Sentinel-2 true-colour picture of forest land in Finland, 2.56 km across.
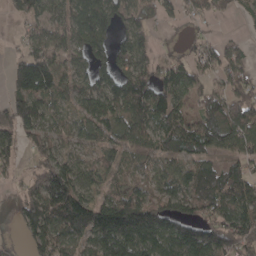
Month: April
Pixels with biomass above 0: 77%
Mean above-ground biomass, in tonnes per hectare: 90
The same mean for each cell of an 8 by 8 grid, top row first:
55 84 105 91 62 37 40 20
18 105 84 81 79 11 45 35
94 139 74 99 100 90 51 70
131 80 63 107 125 86 94 120
90 93 48 67 69 92 98 94
27 156 95 51 50 74 107 95
39 138 151 155 159 105 102 123
15 118 91 176 169 148 163 133
